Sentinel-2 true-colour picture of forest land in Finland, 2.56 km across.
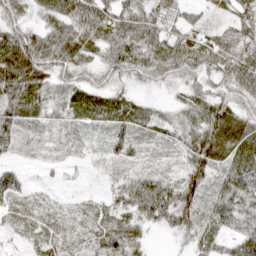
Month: April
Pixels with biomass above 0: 88%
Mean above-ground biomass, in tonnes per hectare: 48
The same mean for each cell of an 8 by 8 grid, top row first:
42 53 85 82 76 50 21 44
102 91 62 75 87 74 61 56
93 44 43 34 36 39 48 77
63 36 54 58 31 15 57 46
37 21 16 36 27 24 83 73
43 7 5 28 55 36 61 64
24 14 12 40 98 107 39 52
12 21 20 67 28 20 31 66
